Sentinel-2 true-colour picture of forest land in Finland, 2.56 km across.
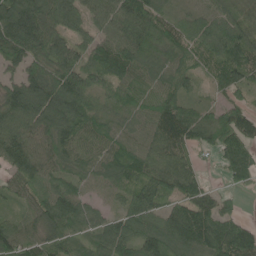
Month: June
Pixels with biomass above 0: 91%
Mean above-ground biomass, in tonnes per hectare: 85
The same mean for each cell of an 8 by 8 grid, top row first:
140 112 75 80 115 43 57 86
126 109 70 108 95 82 85 120
69 118 88 84 77 80 40 80
109 136 99 53 72 107 44 80
102 98 90 73 70 100 55 112
73 72 65 72 94 99 19 75
36 102 83 40 103 68 84 21
107 82 54 99 105 102 113 131
